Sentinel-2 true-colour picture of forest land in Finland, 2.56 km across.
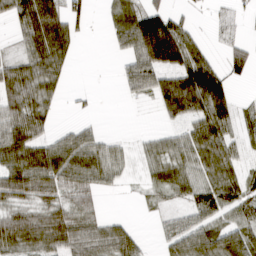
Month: March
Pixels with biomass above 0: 68%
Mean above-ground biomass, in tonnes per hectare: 47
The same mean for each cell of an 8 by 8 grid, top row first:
53 92 32 25 65 29 14 23
23 86 12 15 98 85 25 37
71 59 0 2 74 80 106 21
72 35 5 0 2 60 84 28
86 52 59 25 18 40 79 29
87 88 69 36 21 49 51 34
55 55 60 0 8 20 61 50
65 68 64 61 15 54 68 70
